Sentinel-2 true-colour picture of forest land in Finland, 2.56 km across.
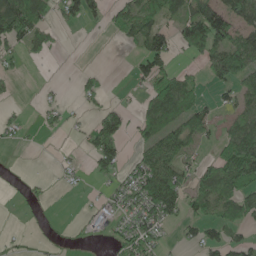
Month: May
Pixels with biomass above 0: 48%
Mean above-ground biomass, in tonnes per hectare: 50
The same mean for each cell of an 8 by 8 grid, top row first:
160 61 67 38 75 56 124 84
47 34 0 2 77 47 92 104
14 5 16 3 52 73 35 92
14 28 11 61 45 96 45 62
12 1 13 93 59 86 25 131
6 6 14 47 98 79 61 132
8 18 5 39 90 76 57 88
12 11 8 26 77 14 62 47
